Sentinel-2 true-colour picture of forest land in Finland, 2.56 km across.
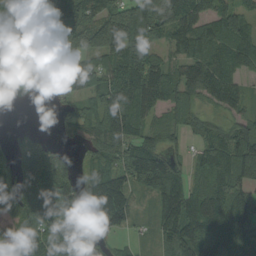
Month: August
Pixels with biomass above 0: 82%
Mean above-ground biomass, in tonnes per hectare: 93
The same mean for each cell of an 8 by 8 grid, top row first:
25 132 107 152 146 142 99 80
60 136 159 137 97 73 103 123
48 79 85 104 153 100 127 58
1 4 77 132 102 76 39 50
65 66 42 109 104 33 79 120
115 164 57 104 156 98 119 90
77 92 77 173 12 126 134 123
76 98 81 41 15 101 113 114
